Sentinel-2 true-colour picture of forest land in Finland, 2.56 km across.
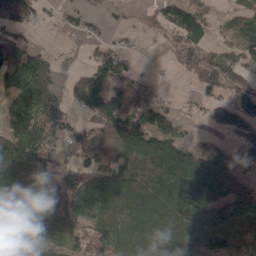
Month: April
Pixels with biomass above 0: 73%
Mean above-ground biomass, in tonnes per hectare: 84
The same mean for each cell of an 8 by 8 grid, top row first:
86 18 38 17 9 111 47 40
82 18 8 47 4 51 43 55
115 67 71 113 26 4 57 59
148 112 59 116 87 33 49 109
149 91 74 96 138 92 20 65
111 88 75 121 139 130 144 54
97 120 75 139 128 123 135 103
104 80 70 141 128 161 136 137
